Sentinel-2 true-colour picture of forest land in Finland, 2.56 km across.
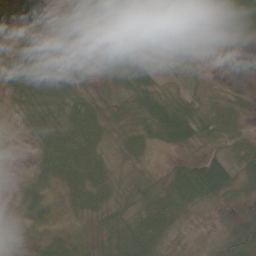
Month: June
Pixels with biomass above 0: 90%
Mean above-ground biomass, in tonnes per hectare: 29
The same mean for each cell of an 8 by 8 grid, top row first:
38 27 44 36 9 26 78 51
39 29 37 48 13 11 12 10
52 59 19 13 38 11 8 8
27 49 45 17 36 50 25 16
7 35 54 17 24 35 20 20
9 33 38 22 20 36 72 33
17 23 25 24 33 39 13 16
14 22 19 29 45 17 13 37
